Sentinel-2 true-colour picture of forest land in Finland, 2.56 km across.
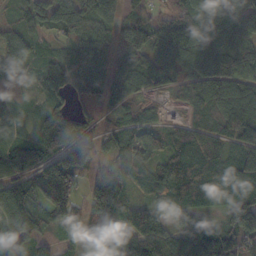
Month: October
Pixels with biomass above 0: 90%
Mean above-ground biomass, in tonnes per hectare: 84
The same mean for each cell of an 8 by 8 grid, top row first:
45 104 117 72 64 106 118 168
74 41 79 60 122 139 130 125
18 94 85 74 70 65 136 118
47 67 31 50 22 13 71 100
80 100 116 53 67 74 79 84
73 74 104 133 71 90 89 84
83 83 77 145 83 81 46 139
87 33 67 82 123 72 101 88
